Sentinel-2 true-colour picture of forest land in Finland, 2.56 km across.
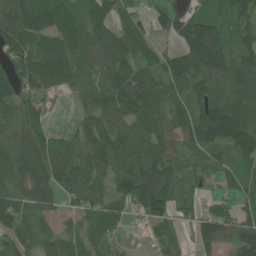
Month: June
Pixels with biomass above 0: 86%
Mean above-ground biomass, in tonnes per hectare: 97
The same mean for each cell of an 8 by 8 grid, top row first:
130 162 79 91 50 98 96 112
105 127 85 141 92 69 208 113
105 135 83 111 98 107 109 140
79 34 41 121 123 88 160 184
65 84 79 125 109 79 115 155
90 132 113 84 148 91 51 71
100 75 76 80 104 89 35 56
69 56 75 43 21 53 106 119
